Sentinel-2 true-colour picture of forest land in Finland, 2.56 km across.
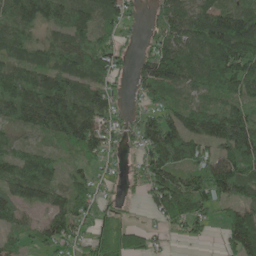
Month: May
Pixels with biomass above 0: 81%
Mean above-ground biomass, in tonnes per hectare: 80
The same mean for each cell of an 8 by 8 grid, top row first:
88 78 81 59 18 78 115 110
68 60 76 65 23 103 146 174
99 101 66 51 64 86 102 108
108 170 119 62 52 84 98 86
51 32 100 43 81 143 86 152
77 74 46 21 69 90 122 127
84 67 79 30 19 91 59 67
37 75 55 104 60 13 17 135
